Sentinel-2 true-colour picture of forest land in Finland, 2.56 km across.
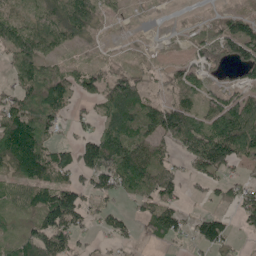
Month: May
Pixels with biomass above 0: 70%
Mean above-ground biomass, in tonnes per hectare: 69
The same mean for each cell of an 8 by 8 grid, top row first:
51 110 126 30 2 1 11 63
89 73 24 5 7 8 77 105
56 97 50 86 38 54 36 33
93 91 28 101 101 108 83 127
137 59 57 136 105 78 145 133
68 80 60 127 130 60 69 25
77 125 94 37 55 58 18 63
85 119 38 40 23 38 85 18
